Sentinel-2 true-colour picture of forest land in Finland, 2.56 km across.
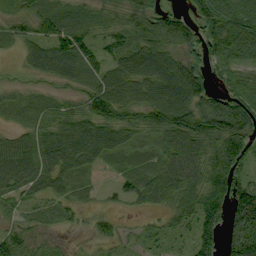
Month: September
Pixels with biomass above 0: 84%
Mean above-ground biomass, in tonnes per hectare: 52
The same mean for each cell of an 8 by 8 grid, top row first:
23 37 51 31 55 43 84 98
24 45 34 18 59 49 63 72
11 24 50 72 72 89 50 51
31 34 50 80 61 102 92 93
52 64 85 61 29 64 64 100
69 64 46 16 49 72 66 55
27 26 26 13 20 50 76 89
53 12 4 28 24 25 67 110
